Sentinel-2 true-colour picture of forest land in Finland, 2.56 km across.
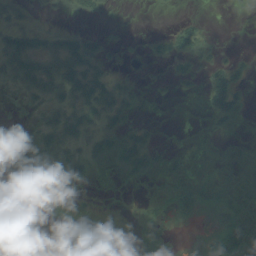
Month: August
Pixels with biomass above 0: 41%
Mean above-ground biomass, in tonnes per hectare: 17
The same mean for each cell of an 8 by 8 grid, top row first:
20 7 18 2 0 6 3 1
52 34 42 10 6 31 15 3
27 44 50 24 4 12 33 18
3 21 40 37 4 0 21 22
1 36 32 32 34 5 4 14
0 9 17 6 18 15 8 17
1 0 2 2 4 23 15 20
18 8 30 1 14 1 9 58
